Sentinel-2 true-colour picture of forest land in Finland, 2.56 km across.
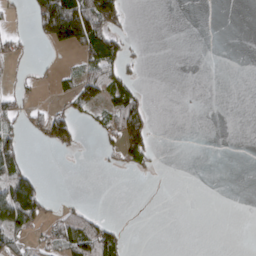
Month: March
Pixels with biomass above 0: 24%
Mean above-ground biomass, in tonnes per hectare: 24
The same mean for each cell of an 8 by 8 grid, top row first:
7 112 127 100 0 0 0 0
24 13 54 64 4 0 0 0
11 6 50 66 9 0 0 0
37 39 34 52 57 1 0 0
57 29 15 28 73 0 0 0
69 4 0 4 8 0 0 0
119 35 24 0 0 0 0 0
37 25 91 63 0 0 0 0
